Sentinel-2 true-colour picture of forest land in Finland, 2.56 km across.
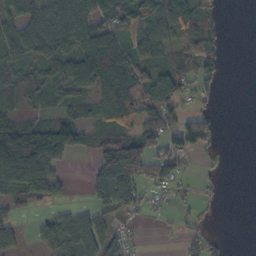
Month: October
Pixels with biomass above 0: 63%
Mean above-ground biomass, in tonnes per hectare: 57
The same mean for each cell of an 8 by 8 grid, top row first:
69 80 82 80 79 98 66 0
75 85 81 97 59 56 58 0
46 61 80 96 81 77 39 0
43 47 48 71 104 69 35 0
156 178 70 83 98 72 44 0
138 105 2 109 69 69 11 0
40 18 17 74 30 16 13 0
43 45 76 76 7 6 34 0
